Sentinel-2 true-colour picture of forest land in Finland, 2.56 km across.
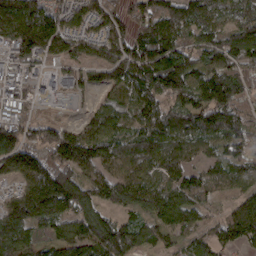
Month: March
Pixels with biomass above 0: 89%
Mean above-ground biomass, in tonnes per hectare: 110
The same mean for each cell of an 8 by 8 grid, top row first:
200 135 79 83 128 152 98 97
137 140 97 135 137 143 123 137
61 26 58 102 154 173 122 100
53 9 20 95 127 94 139 101
148 137 157 92 126 127 93 108
97 173 94 90 102 101 100 95
137 171 127 78 99 138 57 99
161 66 137 156 87 55 81 84
